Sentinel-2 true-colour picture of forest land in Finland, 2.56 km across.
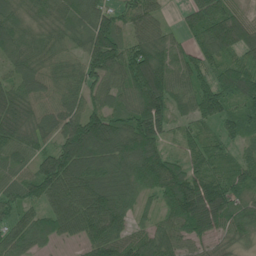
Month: June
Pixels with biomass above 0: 92%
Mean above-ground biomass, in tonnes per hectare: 76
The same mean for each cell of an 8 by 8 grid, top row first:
61 63 60 55 71 15 91 46
67 62 50 116 96 50 77 77
59 71 65 62 141 72 60 82
79 87 86 63 124 55 79 65
83 60 139 97 110 34 66 42
68 121 112 94 92 93 103 65
65 70 109 105 28 98 160 65
74 38 48 100 75 71 55 48
